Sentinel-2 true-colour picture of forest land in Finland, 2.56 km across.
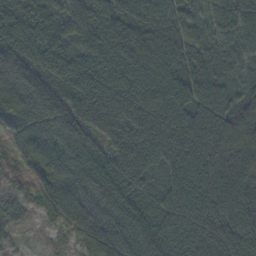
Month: November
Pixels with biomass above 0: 97%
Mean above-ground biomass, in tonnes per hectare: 95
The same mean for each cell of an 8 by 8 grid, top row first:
130 98 107 128 86 73 44 78
125 126 89 136 146 108 65 56
112 98 117 120 111 115 82 49
100 112 102 127 123 115 77 90
42 107 102 69 89 113 129 84
34 103 114 117 68 107 120 110
51 70 92 98 99 93 106 112
23 11 60 109 125 112 84 111
